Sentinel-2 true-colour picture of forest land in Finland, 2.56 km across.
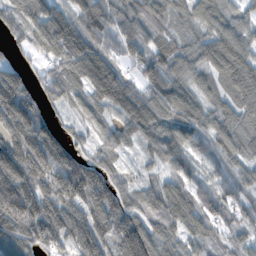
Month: November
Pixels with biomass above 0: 93%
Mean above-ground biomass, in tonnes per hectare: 111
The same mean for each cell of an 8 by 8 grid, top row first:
129 144 100 99 78 79 92 70
45 132 154 71 101 93 114 130
130 73 98 132 91 104 74 164
219 55 47 77 130 124 82 111
200 197 51 90 77 109 73 104
238 183 191 98 41 94 54 84
213 160 136 143 95 126 75 78
126 111 127 134 159 86 62 59
